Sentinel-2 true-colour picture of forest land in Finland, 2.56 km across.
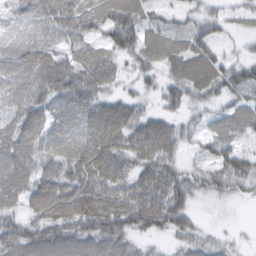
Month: February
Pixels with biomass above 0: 84%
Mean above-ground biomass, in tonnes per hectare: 47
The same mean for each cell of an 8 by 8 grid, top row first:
37 57 70 63 40 22 27 15
38 52 39 52 46 35 44 10
67 70 70 36 24 39 52 45
55 62 64 57 25 25 24 37
78 56 70 61 43 34 24 19
84 52 62 62 54 51 39 31
40 52 63 68 83 73 6 3
77 73 71 75 23 25 19 6
